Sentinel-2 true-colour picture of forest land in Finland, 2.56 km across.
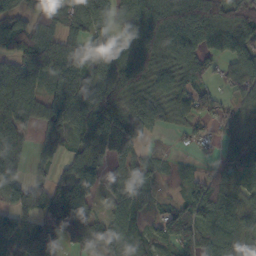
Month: October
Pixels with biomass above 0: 83%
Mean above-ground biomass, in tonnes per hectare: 82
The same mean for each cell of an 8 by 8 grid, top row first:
76 68 114 90 122 125 137 98
97 105 118 86 121 121 88 129
110 77 124 106 88 81 45 81
77 65 141 121 99 76 62 38
70 51 95 124 24 7 24 68
59 48 103 38 57 14 52 94
81 116 95 45 42 54 103 88
81 103 62 68 61 90 70 90
